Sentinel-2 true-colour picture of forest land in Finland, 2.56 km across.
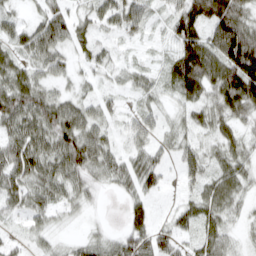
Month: March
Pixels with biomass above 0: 84%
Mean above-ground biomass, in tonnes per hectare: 44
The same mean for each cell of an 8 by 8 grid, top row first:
23 47 27 40 42 49 85 66
39 61 23 17 6 46 81 119
60 35 19 14 24 57 77 119
81 70 53 23 29 20 45 54
66 60 82 27 30 30 25 41
67 62 54 44 56 15 39 47
33 39 24 1 45 23 48 22
17 20 24 35 64 41 47 16
